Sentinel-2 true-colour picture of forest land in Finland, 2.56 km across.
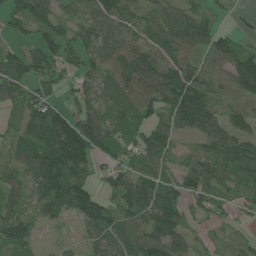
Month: June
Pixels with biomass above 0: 83%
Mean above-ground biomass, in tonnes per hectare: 63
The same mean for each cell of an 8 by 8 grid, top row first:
56 52 44 77 48 68 50 13
28 78 69 67 61 74 52 45
86 56 55 74 97 93 58 77
36 85 74 59 64 97 103 40
44 94 155 73 66 36 54 72
45 90 75 46 70 51 86 73
42 58 99 64 94 76 48 26
79 8 19 53 75 74 18 27
